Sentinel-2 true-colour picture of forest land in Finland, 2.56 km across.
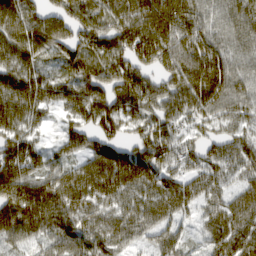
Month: March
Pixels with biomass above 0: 91%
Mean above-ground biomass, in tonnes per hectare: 73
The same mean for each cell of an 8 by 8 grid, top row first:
97 84 73 76 90 94 66 70
80 70 74 77 89 78 81 61
77 59 79 83 68 77 97 70
82 37 73 88 72 77 68 60
74 22 57 73 75 66 51 60
100 68 82 98 90 61 62 45
121 108 79 63 74 71 54 80
66 65 89 79 41 52 54 90
